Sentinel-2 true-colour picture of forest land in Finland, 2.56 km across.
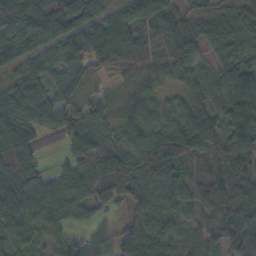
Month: October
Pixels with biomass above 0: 91%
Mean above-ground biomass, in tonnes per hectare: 81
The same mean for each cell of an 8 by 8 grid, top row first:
124 154 83 66 83 81 53 65
76 61 112 119 61 103 48 68
48 58 80 32 72 51 66 115
72 77 95 49 86 59 69 111
110 5 136 71 94 106 82 76
89 74 111 165 103 86 73 103
89 101 65 41 100 90 91 124
63 41 30 21 111 94 64 97
